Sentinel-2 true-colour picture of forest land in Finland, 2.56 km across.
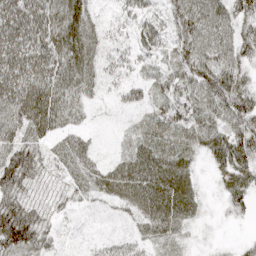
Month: April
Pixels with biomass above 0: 93%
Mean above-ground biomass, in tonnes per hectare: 42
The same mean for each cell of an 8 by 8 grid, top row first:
68 61 48 17 37 54 67 53
68 63 54 24 39 40 63 59
70 65 47 20 26 39 65 47
64 58 24 10 26 47 48 73
58 27 30 7 39 39 48 67
78 25 40 43 61 62 11 45
67 26 16 19 48 58 11 22
86 34 8 18 26 22 10 10
